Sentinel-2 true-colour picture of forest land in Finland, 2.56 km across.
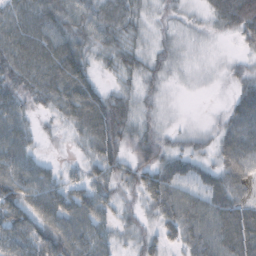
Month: October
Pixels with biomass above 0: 90%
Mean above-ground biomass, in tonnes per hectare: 47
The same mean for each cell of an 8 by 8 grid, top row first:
57 54 50 54 27 16 31 92
66 65 52 47 30 24 10 16
55 62 61 21 35 11 8 32
54 26 65 66 31 6 6 57
72 9 27 57 56 25 27 87
79 44 26 47 54 58 40 60
70 72 69 38 33 79 72 59
65 75 73 40 38 34 75 82
